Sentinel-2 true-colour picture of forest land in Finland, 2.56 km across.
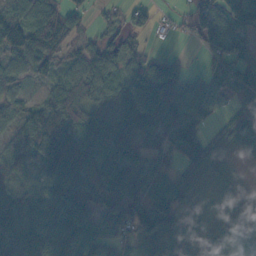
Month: October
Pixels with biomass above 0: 85%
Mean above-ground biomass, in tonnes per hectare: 66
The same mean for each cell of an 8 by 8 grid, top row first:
57 62 28 19 39 18 96 122
59 77 38 64 28 3 61 60
51 44 80 66 57 91 59 84
48 103 91 36 80 78 53 50
51 135 82 58 48 61 51 56
61 59 101 119 66 70 55 25
76 64 108 93 99 95 42 45
72 69 93 79 86 87 54 65
